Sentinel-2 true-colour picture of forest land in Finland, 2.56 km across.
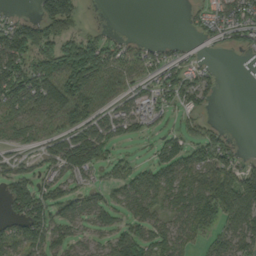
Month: September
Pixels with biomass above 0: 68%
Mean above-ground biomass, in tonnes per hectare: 71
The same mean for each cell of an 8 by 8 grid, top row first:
26 130 54 0 0 0 64 84
149 124 186 65 41 21 15 41
141 150 180 85 57 80 44 0
97 94 121 60 75 44 26 0
36 67 151 71 18 72 103 14
71 54 61 47 77 79 87 124
69 87 52 61 63 49 97 126
88 89 33 63 90 70 54 88
